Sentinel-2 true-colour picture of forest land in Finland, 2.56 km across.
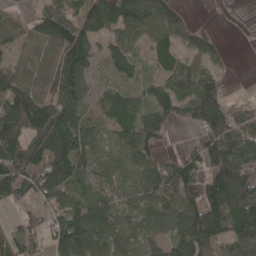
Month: April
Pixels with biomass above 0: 79%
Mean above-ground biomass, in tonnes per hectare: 86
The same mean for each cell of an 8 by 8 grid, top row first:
36 106 106 109 113 72 0 0
55 114 129 76 51 84 55 0
100 109 100 46 47 109 80 1
137 139 78 86 68 82 145 51
112 128 144 34 86 11 88 127
141 135 81 37 56 103 87 149
51 93 102 72 60 85 139 143
83 72 126 78 49 96 109 110
